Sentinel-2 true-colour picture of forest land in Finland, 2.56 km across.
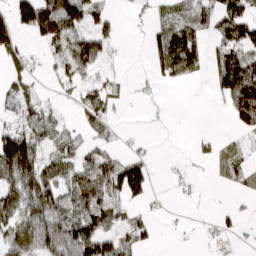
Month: March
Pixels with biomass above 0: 56%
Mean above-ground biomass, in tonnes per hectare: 52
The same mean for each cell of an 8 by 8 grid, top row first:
92 131 90 29 6 42 51 98
56 39 86 20 9 109 40 84
39 12 41 30 8 35 19 147
46 45 32 34 2 0 0 103
137 59 42 21 6 0 14 21
104 86 73 85 73 12 6 41
84 120 105 68 17 3 1 13
79 141 187 74 35 1 12 12
